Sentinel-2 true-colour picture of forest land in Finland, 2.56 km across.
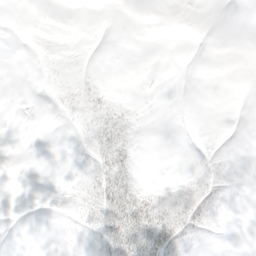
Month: April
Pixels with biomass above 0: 31%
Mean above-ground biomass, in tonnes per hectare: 8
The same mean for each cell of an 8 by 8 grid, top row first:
0 0 0 0 0 0 0 0
0 2 0 0 0 0 0 0
0 4 11 2 0 0 0 0
0 2 15 21 1 0 0 0
0 0 7 34 1 0 4 0
0 1 12 47 5 4 23 3
1 9 19 50 34 34 38 1
0 0 3 34 34 31 4 0
